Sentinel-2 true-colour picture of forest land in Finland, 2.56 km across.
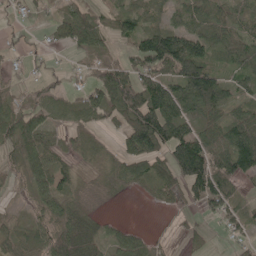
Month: May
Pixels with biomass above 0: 72%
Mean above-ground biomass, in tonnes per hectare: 50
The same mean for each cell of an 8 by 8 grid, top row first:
12 15 46 43 37 25 44 31
12 19 54 22 76 121 64 57
14 22 12 101 75 97 107 45
47 49 50 66 127 117 75 38
48 39 32 14 115 108 78 106
19 68 21 34 52 71 128 73
5 57 39 2 3 13 55 36
30 50 84 37 30 5 15 21
